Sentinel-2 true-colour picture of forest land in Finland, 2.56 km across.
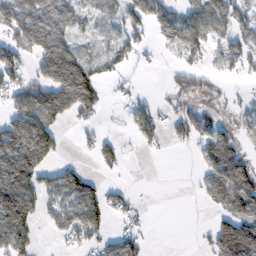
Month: February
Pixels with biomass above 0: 56%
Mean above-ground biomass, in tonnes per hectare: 71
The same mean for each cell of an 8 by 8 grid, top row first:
113 105 57 50 119 83 114 53
93 142 46 65 38 68 67 66
72 112 187 33 6 22 22 14
85 129 80 7 52 45 34 37
187 118 20 38 26 24 74 52
200 52 84 13 0 0 67 149
215 55 142 65 12 0 27 113
143 7 53 68 37 0 56 223
